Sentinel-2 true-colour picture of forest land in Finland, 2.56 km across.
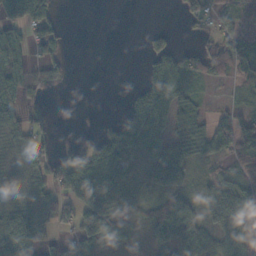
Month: November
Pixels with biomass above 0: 62%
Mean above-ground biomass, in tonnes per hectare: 40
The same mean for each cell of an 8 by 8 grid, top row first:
52 48 0 0 0 9 42 28
61 39 0 0 13 32 48 51
51 30 0 0 29 53 39 24
44 22 0 2 73 48 22 34
34 40 42 54 61 30 56 75
10 59 110 69 32 15 31 33
36 46 103 52 24 58 54 73
139 34 81 45 17 55 33 39
